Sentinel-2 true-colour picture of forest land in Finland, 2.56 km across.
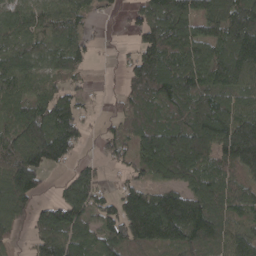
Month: April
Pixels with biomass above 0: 82%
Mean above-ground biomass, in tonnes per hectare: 99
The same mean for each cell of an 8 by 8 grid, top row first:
69 81 63 14 83 144 102 155
78 70 74 5 102 114 90 142
97 59 37 5 126 151 106 93
81 135 68 24 77 84 128 102
103 191 51 62 115 173 148 215
155 40 80 17 59 108 107 80
116 68 120 83 205 197 145 80
36 116 104 120 135 126 118 112
